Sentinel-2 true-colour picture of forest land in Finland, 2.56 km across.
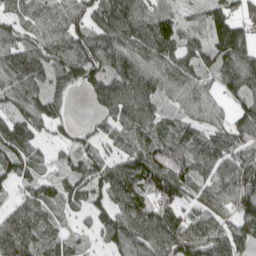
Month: April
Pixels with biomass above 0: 90%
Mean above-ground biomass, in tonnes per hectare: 88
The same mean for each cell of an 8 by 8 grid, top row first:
59 79 77 120 99 60 76 58
104 100 125 109 107 94 80 116
119 95 87 108 116 104 54 128
73 98 1 94 113 49 70 78
111 36 48 49 78 115 90 106
77 51 90 109 120 108 65 136
58 67 50 79 103 88 78 108
124 71 26 79 107 139 105 105
